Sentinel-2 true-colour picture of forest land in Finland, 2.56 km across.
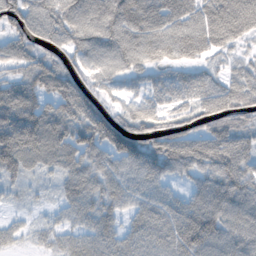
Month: November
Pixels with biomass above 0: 88%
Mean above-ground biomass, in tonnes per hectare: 76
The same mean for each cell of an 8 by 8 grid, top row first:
83 85 94 121 104 97 101 125
67 52 69 100 113 102 80 30
61 97 58 48 44 53 55 55
115 94 103 60 73 58 83 73
148 101 98 109 86 88 92 78
60 26 84 73 75 44 70 97
14 15 63 52 60 65 116 103
29 26 48 54 61 82 118 92
